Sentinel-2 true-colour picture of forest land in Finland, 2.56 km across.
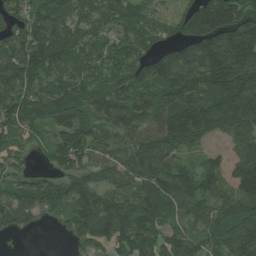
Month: July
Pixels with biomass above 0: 89%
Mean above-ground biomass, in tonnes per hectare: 108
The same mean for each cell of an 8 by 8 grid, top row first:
72 138 69 80 63 58 221 163
111 194 88 77 58 89 191 245
139 84 102 95 110 144 172 236
106 104 137 115 95 138 146 156
57 68 144 53 117 122 40 75
65 51 95 73 121 134 91 118
136 67 109 120 119 84 75 110
11 0 65 112 117 109 79 160
